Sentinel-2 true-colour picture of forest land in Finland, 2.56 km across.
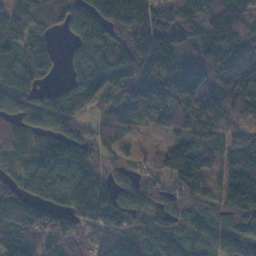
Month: November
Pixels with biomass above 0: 90%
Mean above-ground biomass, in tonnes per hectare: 102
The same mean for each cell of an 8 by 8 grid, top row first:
89 92 124 146 137 101 115 116
75 59 100 142 174 127 135 125
105 30 134 125 191 199 137 143
92 110 70 63 84 108 113 95
55 60 87 52 16 67 87 104
46 113 104 62 49 130 85 141
75 121 117 110 88 78 63 151
130 96 49 79 128 114 76 119
